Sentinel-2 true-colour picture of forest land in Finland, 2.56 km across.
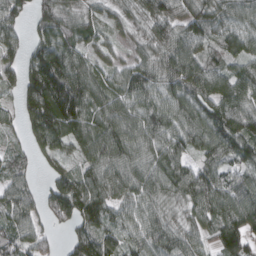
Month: March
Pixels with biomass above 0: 90%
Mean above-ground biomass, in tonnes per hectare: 80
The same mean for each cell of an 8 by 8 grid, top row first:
78 88 63 40 61 91 82 76
55 94 69 38 45 88 52 74
52 149 111 59 87 95 99 100
44 135 99 93 95 92 90 97
27 70 70 109 83 76 94 86
57 44 71 89 89 96 91 75
87 74 119 73 74 49 90 109
84 50 78 61 85 84 53 104
